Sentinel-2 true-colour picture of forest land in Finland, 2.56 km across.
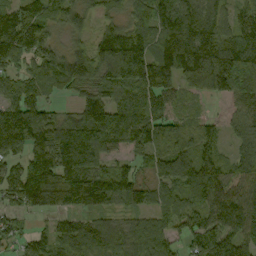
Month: September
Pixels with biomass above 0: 89%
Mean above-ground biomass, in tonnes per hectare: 102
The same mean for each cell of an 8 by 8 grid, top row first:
101 82 64 49 82 108 89 76
154 91 61 176 122 146 153 156
66 81 132 114 136 106 150 178
58 57 94 117 91 60 19 64
127 154 172 81 87 84 91 72
86 150 176 112 56 139 176 99
66 118 99 59 67 86 108 133
47 65 101 95 101 59 121 133
